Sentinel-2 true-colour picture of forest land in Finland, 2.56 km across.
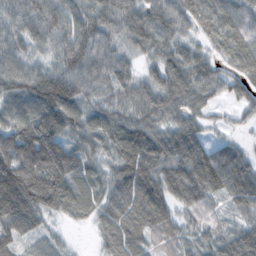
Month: November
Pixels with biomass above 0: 94%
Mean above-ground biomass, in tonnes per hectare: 75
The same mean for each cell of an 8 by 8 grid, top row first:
67 92 76 83 79 77 78 69
61 50 90 71 58 68 38 87
76 106 88 80 52 82 70 58
80 116 79 64 69 61 34 27
105 142 66 70 95 68 45 33
150 160 81 64 107 84 67 92
143 87 71 74 103 59 50 51
76 32 3 74 63 48 53 79
